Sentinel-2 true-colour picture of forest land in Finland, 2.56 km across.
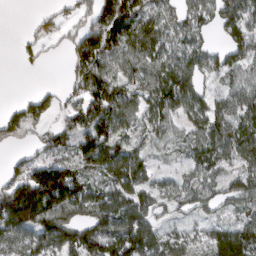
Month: March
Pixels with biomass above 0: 76%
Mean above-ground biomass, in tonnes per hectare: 81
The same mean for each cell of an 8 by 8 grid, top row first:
0 27 44 146 91 64 60 93
10 23 118 130 105 69 57 78
0 2 78 113 84 129 45 68
39 48 95 131 69 77 101 90
35 65 78 98 42 44 107 120
71 184 101 94 76 34 61 60
226 171 91 107 68 40 40 45
79 97 133 134 103 54 72 142
